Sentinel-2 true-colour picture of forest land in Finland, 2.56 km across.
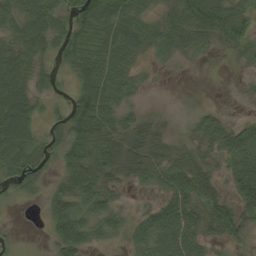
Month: September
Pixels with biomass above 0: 79%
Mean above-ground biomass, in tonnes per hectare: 46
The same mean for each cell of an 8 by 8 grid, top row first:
55 71 67 75 36 52 80 57
63 47 60 66 44 43 21 37
82 28 44 57 12 1 1 6
92 17 68 56 19 3 20 4
92 41 78 70 72 24 32 68
56 27 72 43 42 67 51 76
4 35 49 42 17 67 58 57
6 18 64 21 51 73 33 24
